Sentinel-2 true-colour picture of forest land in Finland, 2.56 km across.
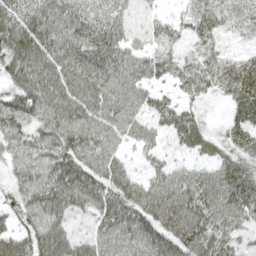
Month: April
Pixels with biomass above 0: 91%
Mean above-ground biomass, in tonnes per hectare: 57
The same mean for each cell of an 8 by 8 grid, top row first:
73 74 63 54 22 25 56 45
95 85 73 69 33 32 41 17
65 84 80 65 47 38 54 88
76 75 75 60 41 48 15 52
57 63 75 49 38 27 33 49
40 64 69 69 31 49 49 62
43 74 46 63 79 90 78 69
55 76 37 60 67 76 80 40
